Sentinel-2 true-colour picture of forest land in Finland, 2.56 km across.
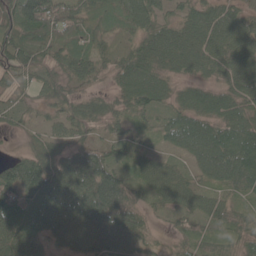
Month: May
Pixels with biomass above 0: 94%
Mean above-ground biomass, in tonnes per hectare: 65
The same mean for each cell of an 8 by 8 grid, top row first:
88 123 68 36 70 43 65 56
80 71 53 44 75 89 82 82
45 59 52 36 92 42 46 84
38 35 52 53 54 59 70 80
6 64 58 52 18 48 110 102
93 121 121 78 51 56 56 95
74 101 125 108 39 51 53 32
87 48 66 78 55 22 30 39
